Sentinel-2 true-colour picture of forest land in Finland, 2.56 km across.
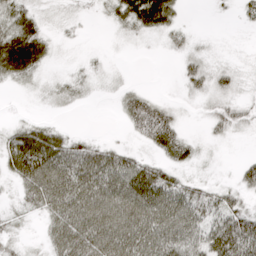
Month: April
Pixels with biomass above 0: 68%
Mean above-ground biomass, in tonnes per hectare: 34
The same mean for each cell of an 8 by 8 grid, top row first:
44 10 7 23 68 24 2 13
79 27 4 3 4 17 9 2
27 11 18 7 2 12 34 13
3 5 3 3 73 18 18 27
58 71 31 18 25 49 9 2
42 87 70 70 67 27 8 27
15 52 75 73 76 67 46 37
17 31 81 79 76 65 62 81
